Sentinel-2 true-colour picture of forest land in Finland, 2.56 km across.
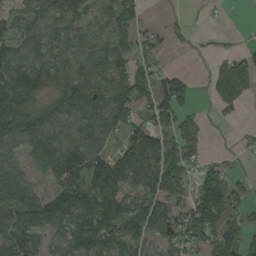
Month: August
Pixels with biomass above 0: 73%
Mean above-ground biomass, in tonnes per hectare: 68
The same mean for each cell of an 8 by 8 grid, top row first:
48 76 65 72 31 6 5 0
71 81 78 76 39 9 8 15
84 75 88 79 71 55 19 68
130 71 83 89 46 86 10 14
75 97 93 42 118 84 24 13
53 53 89 147 90 86 80 27
107 97 117 102 107 96 126 48
100 39 93 72 73 72 68 86
